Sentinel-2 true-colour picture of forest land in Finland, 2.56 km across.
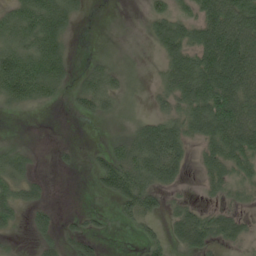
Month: June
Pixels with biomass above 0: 61%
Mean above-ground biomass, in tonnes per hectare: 59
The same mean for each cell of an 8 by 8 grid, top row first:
68 105 28 0 21 70 113 126
79 89 2 3 5 99 156 153
123 96 28 43 6 89 164 159
18 6 31 29 11 66 147 152
19 1 5 30 121 114 82 131
55 7 4 109 95 63 56 59
54 24 5 11 76 33 34 30
8 27 48 4 25 41 71 44
